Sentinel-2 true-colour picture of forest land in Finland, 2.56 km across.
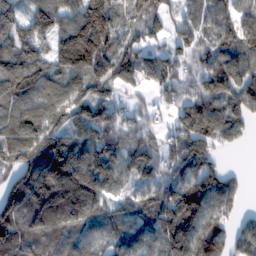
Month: February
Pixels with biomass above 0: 88%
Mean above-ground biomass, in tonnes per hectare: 131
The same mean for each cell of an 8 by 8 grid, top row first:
86 160 167 141 103 66 122 132
152 108 258 153 114 113 112 155
159 132 146 187 107 124 161 145
120 136 126 105 60 93 164 139
154 134 125 112 106 126 137 40
124 189 201 110 99 119 147 27
157 209 185 95 111 249 113 41
124 133 104 89 97 213 176 103
